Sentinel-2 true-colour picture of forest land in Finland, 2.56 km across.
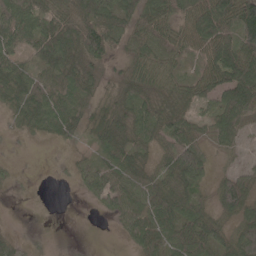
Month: May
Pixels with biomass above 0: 79%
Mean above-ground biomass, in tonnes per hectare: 51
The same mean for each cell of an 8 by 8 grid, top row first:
77 71 79 80 71 64 102 116
59 74 75 50 54 66 80 92
58 56 60 21 62 36 72 111
31 71 53 34 64 54 34 89
2 8 19 55 40 71 26 25
6 6 30 66 47 59 37 49
0 9 1 39 55 73 37 81
18 2 0 2 60 67 68 87
